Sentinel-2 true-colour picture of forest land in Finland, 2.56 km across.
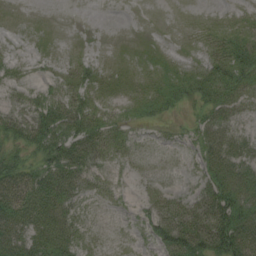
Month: August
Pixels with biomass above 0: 71%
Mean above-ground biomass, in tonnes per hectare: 22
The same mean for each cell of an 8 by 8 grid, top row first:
1 1 0 0 0 0 2 8
3 4 2 1 4 3 14 32
13 11 21 12 12 24 33 30
27 44 43 14 15 8 24 17
26 46 50 24 5 7 36 21
51 48 42 10 5 3 26 31
57 45 16 5 11 27 47 42
48 40 19 2 8 44 58 75
